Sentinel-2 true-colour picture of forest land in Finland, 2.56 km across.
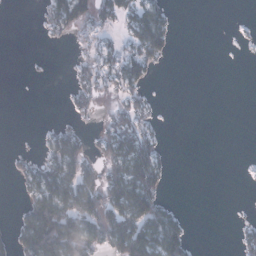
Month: January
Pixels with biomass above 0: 37%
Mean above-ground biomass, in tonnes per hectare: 31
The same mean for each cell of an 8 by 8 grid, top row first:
0 34 68 38 71 10 0 0
0 2 16 29 74 9 0 1
0 0 21 56 34 0 0 0
0 0 19 23 26 0 0 0
0 26 36 70 60 0 0 0
16 67 63 65 105 2 0 1
10 104 89 85 95 18 0 0
44 124 90 72 104 75 0 15
